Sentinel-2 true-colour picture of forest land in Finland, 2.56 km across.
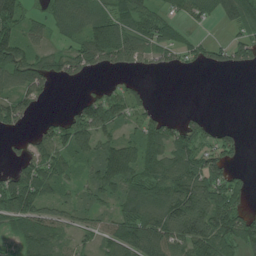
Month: July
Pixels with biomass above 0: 68%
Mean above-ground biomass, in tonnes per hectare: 77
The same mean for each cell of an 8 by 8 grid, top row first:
104 60 101 99 87 45 58 127
127 45 93 177 88 66 46 78
80 67 26 11 11 0 0 0
86 7 70 92 48 9 11 0
19 101 96 90 110 97 69 53
90 101 40 143 88 111 138 32
139 64 59 52 116 155 161 88
45 87 38 77 133 119 161 114
